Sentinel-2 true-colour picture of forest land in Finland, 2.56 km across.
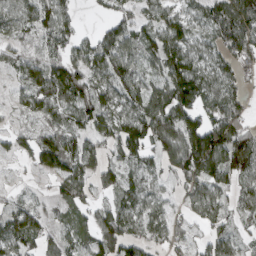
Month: March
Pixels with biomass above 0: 82%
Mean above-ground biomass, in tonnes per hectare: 76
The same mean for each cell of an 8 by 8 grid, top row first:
71 94 35 56 49 80 84 143
40 52 72 120 73 109 62 107
38 112 90 93 63 131 82 53
31 76 89 80 111 114 76 67
46 93 67 72 105 117 167 116
15 45 84 54 60 71 106 75
59 29 62 63 70 28 87 48
93 64 55 106 68 52 66 42
